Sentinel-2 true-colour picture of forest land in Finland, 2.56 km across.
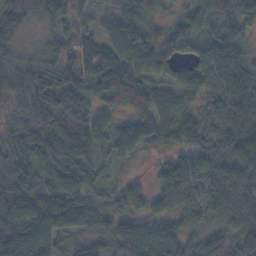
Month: November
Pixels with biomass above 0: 95%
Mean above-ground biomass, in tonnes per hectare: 66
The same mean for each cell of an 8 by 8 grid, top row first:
87 64 44 49 65 31 62 64
51 45 55 61 72 49 58 66
57 61 59 112 78 56 74 102
46 88 78 53 89 75 51 89
74 84 93 73 68 54 52 88
81 60 87 21 12 101 70 90
85 80 73 50 42 58 52 58
94 71 37 55 90 60 52 51
